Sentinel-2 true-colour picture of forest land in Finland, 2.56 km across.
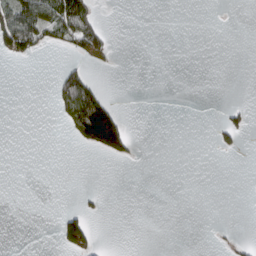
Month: March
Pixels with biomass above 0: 12%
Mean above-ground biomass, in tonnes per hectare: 16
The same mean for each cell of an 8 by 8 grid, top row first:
98 80 87 0 0 0 0 0
82 28 52 20 0 0 0 0
0 3 73 0 0 0 0 0
0 2 131 70 0 0 0 18
0 0 27 102 1 0 2 19
0 0 0 0 0 0 0 0
0 0 18 0 0 0 0 0
0 0 104 0 0 0 0 7
